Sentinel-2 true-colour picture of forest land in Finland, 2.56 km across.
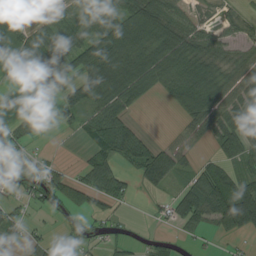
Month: August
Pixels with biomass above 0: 64%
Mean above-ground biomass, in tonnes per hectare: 51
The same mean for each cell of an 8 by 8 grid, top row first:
55 26 70 69 124 77 26 22
49 84 83 109 89 91 64 33
6 76 72 105 75 91 105 57
8 10 56 71 7 27 74 55
60 6 11 86 53 23 20 69
80 61 33 68 47 36 63 43
27 28 41 22 3 56 88 126
31 18 22 21 11 14 9 16
